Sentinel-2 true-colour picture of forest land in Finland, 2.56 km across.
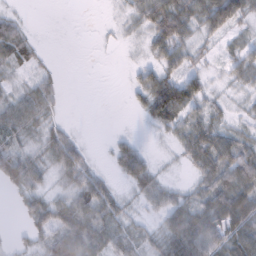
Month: February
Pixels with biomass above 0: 70%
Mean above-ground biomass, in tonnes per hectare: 34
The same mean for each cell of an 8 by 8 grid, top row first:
13 0 0 2 39 68 77 58
56 3 0 2 13 53 11 24
13 23 0 0 36 54 23 22
47 26 0 0 25 69 30 8
28 33 29 16 10 24 68 47
62 20 50 19 46 2 46 82
10 49 71 44 16 49 62 62
6 40 91 47 25 67 83 68
